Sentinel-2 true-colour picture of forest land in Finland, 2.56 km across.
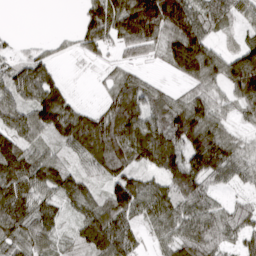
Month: March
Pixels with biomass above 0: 85%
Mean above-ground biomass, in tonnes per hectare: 86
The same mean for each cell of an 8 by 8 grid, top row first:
0 0 36 167 212 165 95 59
15 16 40 53 77 137 91 61
85 85 1 40 51 26 84 125
92 155 81 108 104 133 103 41
99 55 114 149 126 160 159 57
136 105 66 78 64 124 106 52
133 67 65 118 94 97 76 48
90 69 61 129 35 86 105 55
